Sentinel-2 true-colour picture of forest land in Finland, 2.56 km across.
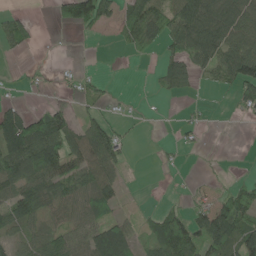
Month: May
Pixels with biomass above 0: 55%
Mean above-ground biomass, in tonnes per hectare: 51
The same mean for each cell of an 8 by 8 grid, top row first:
37 8 96 37 92 96 126 91
33 1 1 4 38 53 101 91
8 9 30 6 1 68 24 99
55 56 16 14 4 2 9 27
132 120 87 78 2 15 3 0
96 99 81 68 1 3 7 11
81 69 80 45 12 32 60 87
39 64 52 137 38 123 90 91
